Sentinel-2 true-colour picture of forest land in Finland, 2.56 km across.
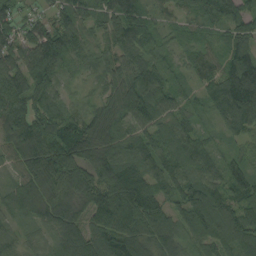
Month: August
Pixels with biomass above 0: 97%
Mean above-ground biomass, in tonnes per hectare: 90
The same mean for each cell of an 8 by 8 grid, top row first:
62 50 81 92 70 54 88 97
88 158 73 70 88 40 48 89
104 115 29 76 110 45 64 147
99 103 54 89 121 72 40 131
92 143 117 85 88 99 63 43
51 142 132 124 95 102 98 101
68 102 75 174 145 78 133 98
43 33 110 113 93 79 86 100
